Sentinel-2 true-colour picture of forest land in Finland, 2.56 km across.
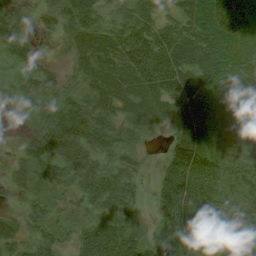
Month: August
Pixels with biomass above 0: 85%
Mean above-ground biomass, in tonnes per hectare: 45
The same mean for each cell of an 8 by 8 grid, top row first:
20 26 63 32 60 30 63 70
45 4 36 45 87 70 56 35
25 42 30 43 75 78 53 57
6 42 65 44 42 55 50 28
7 62 72 54 19 58 50 30
15 36 62 60 13 87 82 35
8 28 33 60 16 87 46 33
33 36 36 68 39 56 44 60
